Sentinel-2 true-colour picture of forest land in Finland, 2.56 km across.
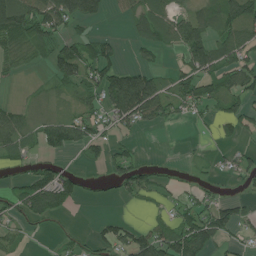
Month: July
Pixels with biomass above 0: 53%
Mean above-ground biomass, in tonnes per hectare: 50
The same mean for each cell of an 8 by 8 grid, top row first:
107 98 107 13 57 60 72 83
48 56 65 44 33 48 96 83
6 20 72 106 96 47 76 66
39 20 48 72 100 38 29 62
58 55 64 39 6 0 4 21
16 61 28 40 55 9 8 36
51 88 7 0 9 36 56 51
27 3 21 79 84 108 88 27
